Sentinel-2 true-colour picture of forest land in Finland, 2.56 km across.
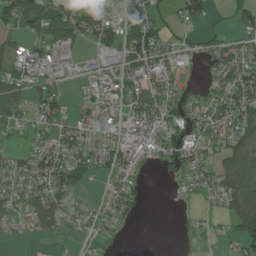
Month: July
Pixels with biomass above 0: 61%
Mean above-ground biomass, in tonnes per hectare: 50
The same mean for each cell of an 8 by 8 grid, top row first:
79 94 62 42 53 34 36 48
38 56 37 66 130 39 33 47
60 51 11 40 97 38 20 80
58 66 32 36 82 55 50 83
12 39 71 52 59 81 48 82
47 98 57 48 18 28 48 124
35 104 27 41 7 4 16 129
8 24 15 18 0 1 16 74
